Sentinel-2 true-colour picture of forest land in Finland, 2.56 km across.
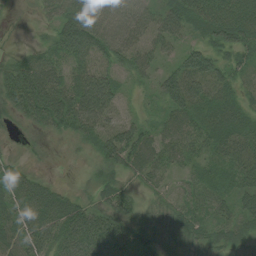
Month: August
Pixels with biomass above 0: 92%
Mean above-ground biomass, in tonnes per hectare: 48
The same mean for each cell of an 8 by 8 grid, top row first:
7 27 70 59 41 51 59 66
11 39 86 65 35 25 51 56
78 66 54 41 21 64 66 29
51 87 90 48 16 54 49 40
6 8 23 61 63 50 51 45
46 13 6 38 42 23 37 46
58 67 45 65 29 39 44 42
63 68 91 104 42 42 44 41
